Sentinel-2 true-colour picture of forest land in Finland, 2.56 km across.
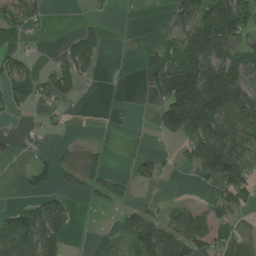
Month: July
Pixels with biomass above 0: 48%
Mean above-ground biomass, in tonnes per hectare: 61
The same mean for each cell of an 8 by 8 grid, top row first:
73 28 4 6 0 68 123 130
57 3 51 1 14 80 161 86
89 46 35 1 29 217 192 109
29 18 4 1 1 189 214 135
13 10 15 4 1 30 150 109
11 47 65 32 37 10 56 67
43 103 8 27 42 37 47 43
144 133 0 35 129 113 121 11
